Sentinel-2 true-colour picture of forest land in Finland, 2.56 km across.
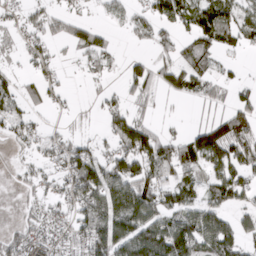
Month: March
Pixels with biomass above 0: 58%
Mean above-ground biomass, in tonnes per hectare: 50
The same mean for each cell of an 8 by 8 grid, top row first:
19 44 23 16 35 77 110 66
19 32 45 23 14 40 50 35
29 30 7 13 54 55 44 14
39 19 8 41 23 4 23 63
24 30 35 37 100 54 129 106
13 25 99 73 78 64 57 58
8 32 66 88 97 67 68 40
61 31 47 105 120 134 95 70
